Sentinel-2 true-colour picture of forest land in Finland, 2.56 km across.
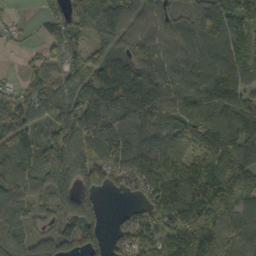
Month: October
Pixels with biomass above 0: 89%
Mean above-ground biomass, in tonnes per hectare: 102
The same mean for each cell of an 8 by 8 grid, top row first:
15 35 65 94 81 68 149 128
13 38 71 92 95 83 98 102
21 83 111 178 162 115 140 96
98 87 125 173 172 113 140 138
109 95 121 134 128 88 124 112
109 114 135 81 111 150 177 111
82 44 138 5 43 121 170 85
69 62 116 44 92 130 159 104
